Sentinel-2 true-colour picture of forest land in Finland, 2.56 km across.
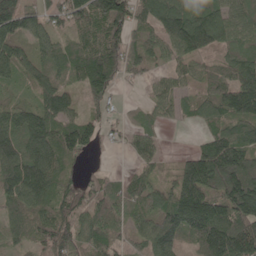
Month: May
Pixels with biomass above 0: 86%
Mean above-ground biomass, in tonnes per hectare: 104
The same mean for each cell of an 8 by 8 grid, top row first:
164 72 105 164 91 158 124 75
103 74 102 128 101 114 110 73
64 88 79 94 34 55 67 127
93 130 64 39 40 50 74 147
132 144 124 19 62 0 100 151
143 133 46 34 62 95 204 219
89 98 93 86 97 194 213 202
44 108 90 84 85 135 182 189
